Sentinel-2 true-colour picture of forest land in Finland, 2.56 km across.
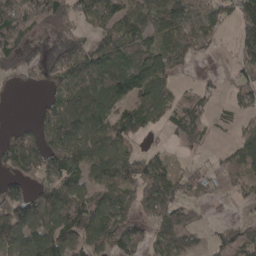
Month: April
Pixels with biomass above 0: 69%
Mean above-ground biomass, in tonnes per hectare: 75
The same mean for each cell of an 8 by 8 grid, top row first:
163 105 54 81 98 94 74 94
78 11 52 100 82 76 31 58
32 51 100 149 127 36 13 54
0 51 118 74 85 60 50 46
72 85 95 83 32 29 18 55
65 97 78 86 105 64 33 59
159 120 119 99 73 94 22 18
88 142 96 108 59 116 38 83
